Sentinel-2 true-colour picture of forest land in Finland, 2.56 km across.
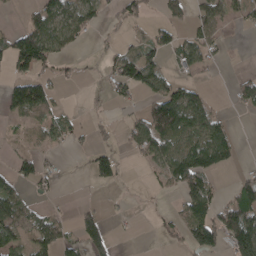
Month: April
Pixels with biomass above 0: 45%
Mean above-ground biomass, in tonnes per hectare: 50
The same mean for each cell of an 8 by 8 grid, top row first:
4 91 87 29 42 44 58 25
115 105 17 21 54 66 55 0
66 46 11 57 107 41 9 33
59 61 10 10 66 164 81 15
11 33 17 19 86 96 117 18
54 30 5 48 8 91 67 22
87 25 29 3 5 23 84 116
77 80 67 40 0 24 81 118
